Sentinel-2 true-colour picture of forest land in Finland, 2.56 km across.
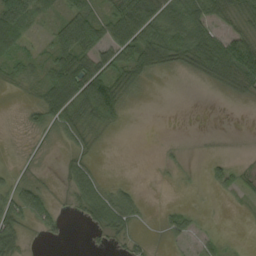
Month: September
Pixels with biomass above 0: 59%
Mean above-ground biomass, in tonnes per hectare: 31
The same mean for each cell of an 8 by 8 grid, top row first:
106 26 61 44 74 58 61 44
40 28 76 55 72 75 74 66
25 53 78 64 27 2 29 54
2 53 53 63 0 0 0 1
2 10 22 1 0 4 2 1
14 4 40 2 0 4 13 20
60 47 34 71 12 13 1 4
47 11 0 20 7 19 14 1
